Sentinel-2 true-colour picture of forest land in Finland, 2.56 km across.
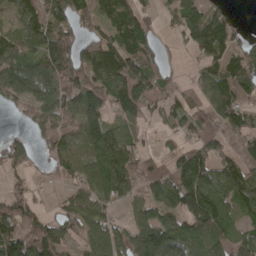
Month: April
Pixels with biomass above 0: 77%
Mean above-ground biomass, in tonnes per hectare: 97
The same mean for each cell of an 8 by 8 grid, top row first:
90 139 97 118 59 84 95 14
91 163 86 92 87 18 128 61
130 120 123 150 167 27 105 131
40 119 171 84 71 73 98 133
70 81 93 115 30 48 81 58
43 26 84 150 105 145 126 138
98 23 105 58 74 98 176 84
172 149 62 93 135 119 99 77
